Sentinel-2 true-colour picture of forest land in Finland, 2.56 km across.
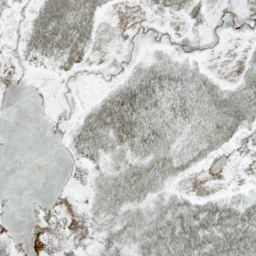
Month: May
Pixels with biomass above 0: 58%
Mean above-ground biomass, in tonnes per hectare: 27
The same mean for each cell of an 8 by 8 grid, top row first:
6 61 61 3 9 18 19 27
16 55 45 3 13 19 9 4
1 4 7 16 53 47 27 26
0 0 16 77 60 47 49 53
0 0 41 46 51 39 40 13
0 0 5 39 54 26 1 1
2 10 7 46 36 39 40 42
7 1 6 36 49 54 58 58
